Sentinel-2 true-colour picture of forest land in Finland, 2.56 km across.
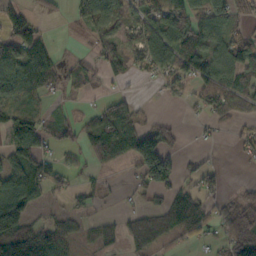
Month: October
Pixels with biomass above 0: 59%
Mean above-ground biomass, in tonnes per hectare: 58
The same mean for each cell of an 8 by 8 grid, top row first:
50 22 89 101 89 127 99 41
90 45 5 61 93 112 104 89
99 68 31 22 16 61 104 69
81 26 16 79 18 2 54 46
94 42 37 85 139 33 8 30
95 74 24 7 93 70 51 2
141 18 18 6 36 87 46 54
79 99 29 35 47 30 25 76
